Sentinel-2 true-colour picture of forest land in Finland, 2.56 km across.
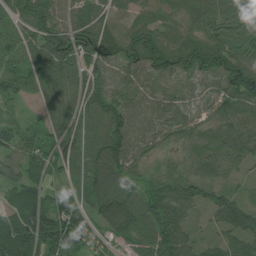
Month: July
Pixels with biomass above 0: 96%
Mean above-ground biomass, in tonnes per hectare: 85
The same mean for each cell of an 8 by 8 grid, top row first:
74 104 69 70 50 62 74 65
84 147 150 103 118 92 100 67
82 102 82 65 80 60 65 119
37 57 97 102 76 64 45 66
105 93 99 128 69 34 52 72
71 70 71 113 42 60 59 28
146 133 88 124 81 101 63 83
182 158 125 50 78 113 37 69
